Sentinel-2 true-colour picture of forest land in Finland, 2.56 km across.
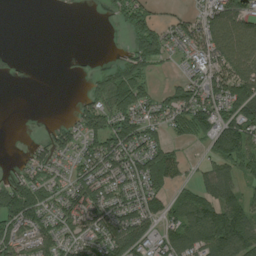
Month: August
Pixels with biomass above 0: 65%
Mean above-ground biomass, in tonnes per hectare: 74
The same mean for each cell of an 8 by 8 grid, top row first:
0 0 4 26 81 37 103 124
4 0 5 1 113 57 136 111
14 0 12 79 56 27 103 117
0 2 58 89 73 99 120 120
0 70 77 108 101 31 54 136
47 63 77 112 126 60 74 58
153 83 119 105 100 63 130 101
88 94 92 116 98 115 153 162
